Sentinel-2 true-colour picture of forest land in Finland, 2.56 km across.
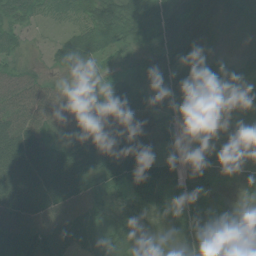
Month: July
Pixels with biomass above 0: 93%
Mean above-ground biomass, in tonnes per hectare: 49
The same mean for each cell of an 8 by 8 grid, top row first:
46 22 33 69 67 38 24 22
30 15 61 39 34 52 34 15
44 23 33 38 32 71 47 15
54 54 48 59 54 40 35 15
79 53 55 70 50 28 34 50
90 94 79 73 75 64 50 18
90 65 56 45 46 70 44 11
100 87 62 65 36 52 75 26
